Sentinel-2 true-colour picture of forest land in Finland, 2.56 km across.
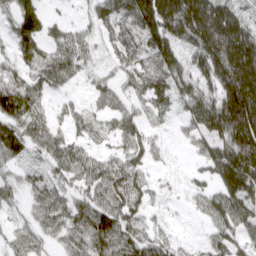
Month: March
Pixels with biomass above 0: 86%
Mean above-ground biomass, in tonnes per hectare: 73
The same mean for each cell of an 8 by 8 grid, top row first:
74 37 15 72 137 157 155 70
54 53 62 40 76 92 145 147
75 58 27 35 63 88 84 181
123 44 37 61 46 42 112 176
91 76 55 42 66 12 69 151
34 51 77 97 58 13 48 155
30 74 73 101 57 8 67 74
37 33 64 116 79 42 45 60
